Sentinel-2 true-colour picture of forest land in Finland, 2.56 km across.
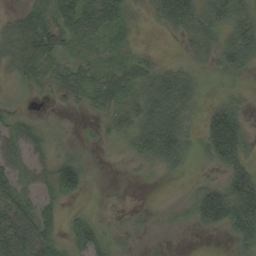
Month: September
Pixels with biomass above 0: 70%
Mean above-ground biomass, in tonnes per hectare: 39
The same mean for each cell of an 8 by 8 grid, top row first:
21 48 85 77 17 75 61 56
38 65 37 37 11 7 47 61
23 38 47 54 65 68 22 16
20 4 9 37 71 76 39 41
46 29 9 16 64 76 63 73
42 41 49 0 5 11 13 75
56 30 5 9 5 7 98 96
63 42 31 20 4 2 1 38
